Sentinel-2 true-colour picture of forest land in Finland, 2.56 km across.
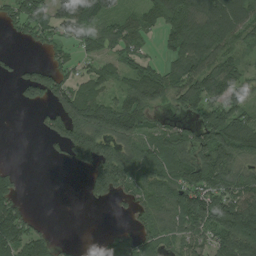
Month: July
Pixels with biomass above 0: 68%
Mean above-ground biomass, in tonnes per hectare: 82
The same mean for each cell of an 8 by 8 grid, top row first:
92 91 139 72 68 147 111 106
10 40 48 60 34 94 118 55
44 113 50 55 107 92 138 87
5 58 145 131 102 47 99 99
0 35 164 131 74 83 117 142
32 0 17 177 82 94 138 96
85 0 4 23 61 107 147 151
135 55 4 58 65 62 77 184
